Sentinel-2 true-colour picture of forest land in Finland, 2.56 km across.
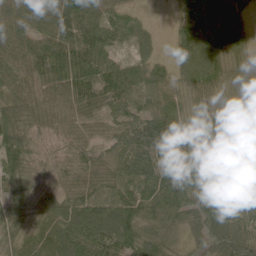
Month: June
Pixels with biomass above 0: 94%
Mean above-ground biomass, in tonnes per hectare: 74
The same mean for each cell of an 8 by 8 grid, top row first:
65 71 110 48 16 39 106 94
79 89 119 63 35 45 122 87
96 99 107 111 70 54 76 55
120 64 55 54 61 54 49 41
90 37 57 56 103 85 68 41
88 63 83 67 90 92 48 35
74 64 99 109 91 78 76 81
69 79 107 101 92 35 65 90
